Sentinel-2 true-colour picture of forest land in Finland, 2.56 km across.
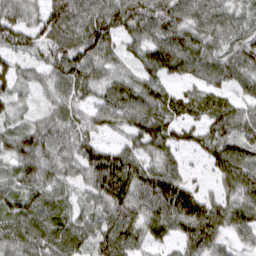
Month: March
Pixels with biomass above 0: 91%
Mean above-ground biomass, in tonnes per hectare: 77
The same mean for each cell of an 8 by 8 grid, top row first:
76 86 108 108 105 98 89 70
70 77 107 67 77 107 75 79
58 56 102 70 74 54 76 70
47 50 64 91 105 73 85 66
76 79 74 38 76 58 71 79
63 69 55 125 89 70 26 99
76 83 55 89 80 125 84 93
78 82 73 89 56 54 84 39
